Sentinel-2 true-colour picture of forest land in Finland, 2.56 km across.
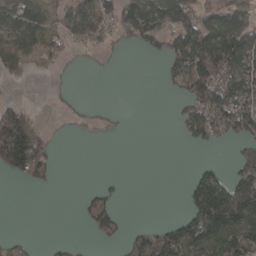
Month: April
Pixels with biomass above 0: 43%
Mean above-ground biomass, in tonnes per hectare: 63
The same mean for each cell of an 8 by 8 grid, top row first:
94 64 88 83 153 118 72 119
77 63 33 30 44 83 135 177
31 6 1 2 0 43 143 128
89 4 22 12 0 21 165 141
232 68 1 1 0 2 49 54
65 50 0 9 0 0 63 109
0 0 20 72 0 1 202 221
30 4 4 42 72 138 132 130
